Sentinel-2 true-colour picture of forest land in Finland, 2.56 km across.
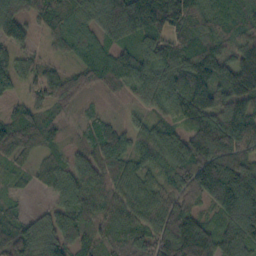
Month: October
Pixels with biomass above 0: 91%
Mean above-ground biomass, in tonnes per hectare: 86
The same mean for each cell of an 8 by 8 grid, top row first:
99 81 93 135 168 72 86 47
78 31 70 81 75 89 92 76
67 83 53 58 87 87 123 128
57 47 22 12 36 67 113 106
94 50 30 79 69 86 160 132
24 57 76 81 56 82 206 160
25 38 98 69 81 114 67 202
107 87 62 66 91 175 120 125
